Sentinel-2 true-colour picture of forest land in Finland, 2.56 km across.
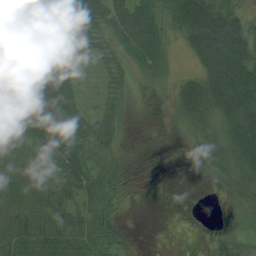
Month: August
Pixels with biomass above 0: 76%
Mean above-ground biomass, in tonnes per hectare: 43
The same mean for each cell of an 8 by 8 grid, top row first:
52 67 70 62 66 53 90 39
71 72 43 34 66 17 91 78
84 56 16 29 16 24 67 90
63 72 32 32 0 26 59 83
39 45 43 32 0 2 34 72
66 52 50 41 1 0 13 51
63 61 38 36 0 0 1 20
69 67 57 39 1 0 13 30
